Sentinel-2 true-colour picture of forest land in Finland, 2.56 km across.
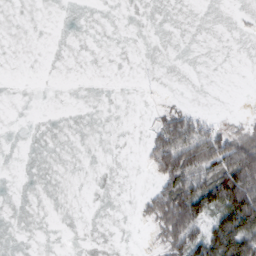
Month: February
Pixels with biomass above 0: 21%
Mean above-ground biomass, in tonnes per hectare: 19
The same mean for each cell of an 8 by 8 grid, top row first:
0 0 0 0 0 0 0 1
0 0 0 0 0 0 0 0
0 0 0 0 1 0 0 0
0 0 0 0 1 33 7 3
0 0 0 0 12 105 86 65
0 0 0 0 3 81 58 120
0 0 0 0 15 109 74 149
0 0 0 0 2 66 91 130
